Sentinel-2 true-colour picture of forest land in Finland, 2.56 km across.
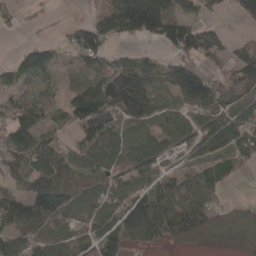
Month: April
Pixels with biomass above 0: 71%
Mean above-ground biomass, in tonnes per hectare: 83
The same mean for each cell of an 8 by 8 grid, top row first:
19 0 1 127 293 149 27 53
8 31 116 44 11 108 112 47
37 33 55 155 160 144 126 78
85 60 113 159 171 81 106 76
93 52 71 90 80 74 100 118
45 110 64 83 91 69 80 26
74 173 64 90 117 129 89 28
84 75 69 111 50 63 43 44
